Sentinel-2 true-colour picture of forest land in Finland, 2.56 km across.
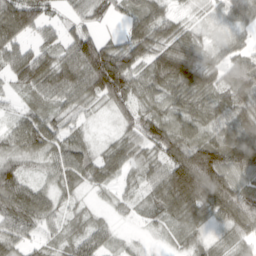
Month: March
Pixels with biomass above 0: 88%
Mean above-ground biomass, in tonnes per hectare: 57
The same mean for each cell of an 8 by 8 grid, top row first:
105 38 37 29 72 32 15 65
55 43 95 67 82 72 32 33
44 78 81 135 65 90 55 80
21 43 30 28 55 50 61 82
47 63 37 36 69 91 85 91
72 27 53 36 41 120 143 68
89 52 19 15 24 73 84 103
47 25 43 26 8 22 28 50
